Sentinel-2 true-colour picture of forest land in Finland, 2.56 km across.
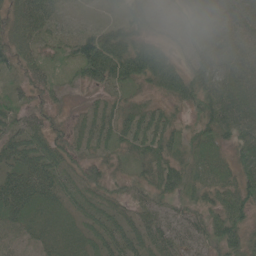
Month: May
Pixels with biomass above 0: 92%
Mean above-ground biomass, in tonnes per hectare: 43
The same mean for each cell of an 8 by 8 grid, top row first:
43 49 13 14 51 27 45 50
44 31 64 78 57 28 52 49
23 33 35 53 45 66 64 58
39 28 22 35 38 24 53 61
48 47 34 36 49 35 45 50
59 60 35 30 34 51 46 52
62 44 33 26 33 28 36 57
37 37 38 41 39 43 38 51
